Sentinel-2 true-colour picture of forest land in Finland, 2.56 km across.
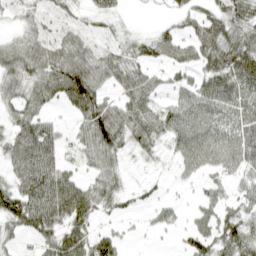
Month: April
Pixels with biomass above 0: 75%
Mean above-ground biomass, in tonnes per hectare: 44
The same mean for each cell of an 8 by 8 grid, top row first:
24 38 29 26 2 19 36 56
44 54 56 36 34 46 61 72
45 64 87 41 45 23 55 69
39 27 53 58 52 55 66 50
54 62 36 75 38 42 65 60
46 77 28 45 9 13 28 32
64 85 67 27 17 18 35 36
19 41 57 40 5 8 53 66
